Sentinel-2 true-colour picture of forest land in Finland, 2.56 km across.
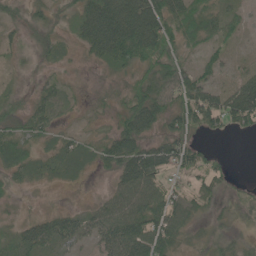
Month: May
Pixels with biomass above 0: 73%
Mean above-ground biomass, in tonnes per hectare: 38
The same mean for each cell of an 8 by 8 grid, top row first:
21 20 52 109 107 60 42 19
14 31 26 96 91 45 24 6
7 18 9 19 38 53 30 39
28 45 12 24 77 53 73 85
54 24 33 49 50 54 11 0
29 28 21 26 78 26 42 2
7 7 15 45 61 52 24 13
34 41 25 54 73 41 21 18
